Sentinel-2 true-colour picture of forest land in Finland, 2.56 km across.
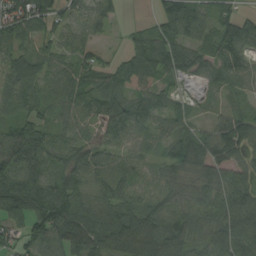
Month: August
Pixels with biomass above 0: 89%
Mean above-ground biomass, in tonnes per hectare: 72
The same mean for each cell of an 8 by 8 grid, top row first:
108 79 51 29 4 105 50 58
56 53 55 10 68 89 66 92
89 61 65 63 88 34 44 60
58 48 60 88 67 52 17 36
113 82 59 52 48 65 88 91
116 87 88 83 28 60 71 55
119 135 103 100 84 73 74 95
50 96 121 102 136 109 57 92
